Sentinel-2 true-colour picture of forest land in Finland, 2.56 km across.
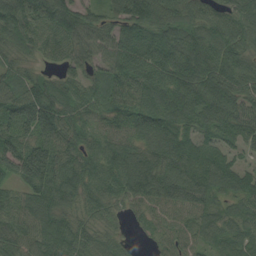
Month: August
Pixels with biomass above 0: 95%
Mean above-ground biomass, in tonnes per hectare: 84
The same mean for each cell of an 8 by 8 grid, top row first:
116 104 80 70 116 88 86 69
61 56 68 84 113 126 107 80
70 56 60 97 98 128 124 90
130 127 66 69 100 116 111 92
99 101 71 79 71 95 68 54
78 112 89 87 114 95 87 81
83 92 57 46 52 65 60 53
91 110 69 45 15 57 54 66
